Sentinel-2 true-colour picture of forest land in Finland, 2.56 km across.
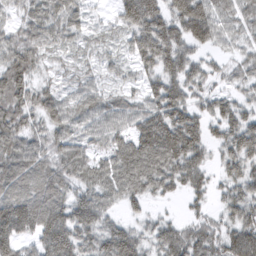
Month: March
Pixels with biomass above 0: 90%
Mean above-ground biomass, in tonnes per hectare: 80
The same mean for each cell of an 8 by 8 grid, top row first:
37 74 40 29 151 107 120 82
82 50 31 24 107 119 57 37
102 28 39 25 53 98 62 45
101 91 73 71 74 109 61 67
98 80 71 76 125 144 69 107
102 98 80 92 121 93 49 81
143 137 104 47 35 10 38 92
129 124 93 106 61 99 85 114
